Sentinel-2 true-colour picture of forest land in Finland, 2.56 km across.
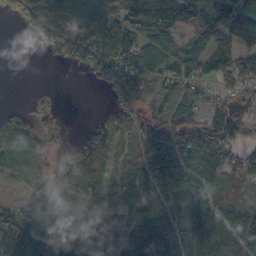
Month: October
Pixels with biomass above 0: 79%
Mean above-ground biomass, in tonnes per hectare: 95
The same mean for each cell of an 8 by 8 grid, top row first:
36 117 88 100 167 157 150 161
0 34 83 166 101 83 138 113
0 0 1 59 74 100 80 97
25 23 0 30 56 85 64 58
117 56 46 93 136 161 162 69
36 76 123 48 147 186 125 79
68 123 57 58 160 146 115 104
136 106 117 68 190 168 207 158
